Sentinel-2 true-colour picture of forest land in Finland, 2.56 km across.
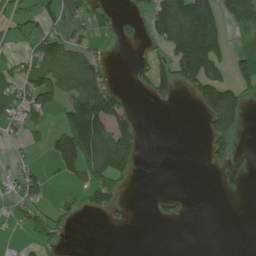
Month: June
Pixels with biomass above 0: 38%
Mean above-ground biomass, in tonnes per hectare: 54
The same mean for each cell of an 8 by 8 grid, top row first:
36 51 38 23 37 205 139 108
18 81 45 6 15 131 189 32
54 104 96 23 34 122 146 75
63 64 185 141 0 4 125 118
15 40 207 127 18 0 55 18
35 35 58 96 0 0 4 1
31 35 31 49 0 29 0 0
6 37 0 0 0 0 0 0
